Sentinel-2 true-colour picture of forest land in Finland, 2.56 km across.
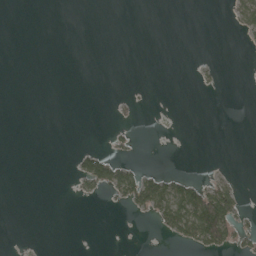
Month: April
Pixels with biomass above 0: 11%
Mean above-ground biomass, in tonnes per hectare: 8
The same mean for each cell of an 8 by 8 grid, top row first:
0 0 0 0 0 0 0 24
0 0 0 0 0 0 0 2
0 0 0 0 0 0 5 0
0 0 0 3 1 0 0 0
0 0 2 7 0 0 0 0
0 0 27 50 34 17 9 2
0 0 0 4 32 66 106 26
0 0 0 0 0 20 61 21
